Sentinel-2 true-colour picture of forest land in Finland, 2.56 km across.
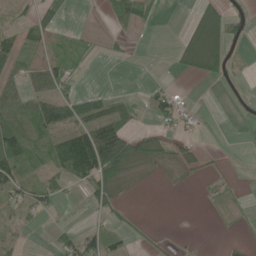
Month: June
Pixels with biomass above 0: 44%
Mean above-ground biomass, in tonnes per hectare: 25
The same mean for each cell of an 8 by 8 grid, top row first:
14 27 0 28 34 0 64 18
40 34 14 7 1 18 100 9
25 50 8 0 2 4 22 5
43 65 56 54 16 53 6 2
63 40 114 102 33 23 2 0
47 31 54 57 7 6 6 1
27 22 2 26 1 0 3 6
14 5 59 30 7 3 0 5
